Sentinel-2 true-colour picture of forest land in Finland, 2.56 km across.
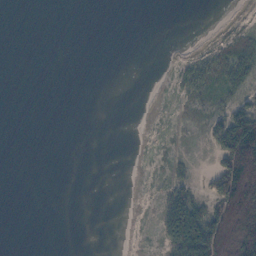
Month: October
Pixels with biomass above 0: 23%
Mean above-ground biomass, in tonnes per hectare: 18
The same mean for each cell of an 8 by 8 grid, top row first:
0 0 0 0 0 0 0 1
0 0 0 0 0 0 12 17
0 0 0 0 0 16 33 42
0 0 0 0 0 2 22 57
0 0 0 0 0 2 18 149
0 0 0 0 1 15 23 153
0 0 0 0 0 87 42 135
0 0 0 0 0 77 123 117
